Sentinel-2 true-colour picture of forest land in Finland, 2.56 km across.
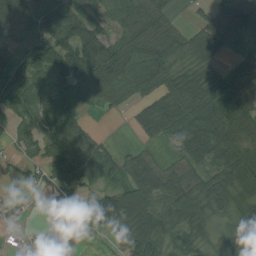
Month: August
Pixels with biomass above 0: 79%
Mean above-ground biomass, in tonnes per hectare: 68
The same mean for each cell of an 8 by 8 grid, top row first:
112 78 64 63 87 22 47 129
55 102 88 68 91 81 91 30
93 70 90 108 78 69 75 73
53 60 39 17 45 86 84 84
36 68 92 18 29 39 88 57
14 51 77 60 116 89 63 96
18 7 51 142 114 121 75 72
12 5 17 58 137 50 27 104
